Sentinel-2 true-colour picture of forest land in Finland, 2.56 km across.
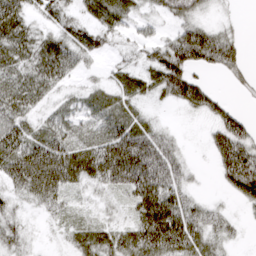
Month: March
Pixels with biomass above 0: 76%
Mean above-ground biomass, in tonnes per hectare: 43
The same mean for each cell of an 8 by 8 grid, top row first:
54 27 27 55 22 38 16 4
54 52 47 17 26 74 92 29
48 55 16 24 42 77 16 19
51 26 36 50 23 7 35 25
70 69 40 73 80 29 23 77
55 89 49 69 88 58 3 98
22 29 14 17 69 67 28 15
35 4 39 45 71 79 44 9
